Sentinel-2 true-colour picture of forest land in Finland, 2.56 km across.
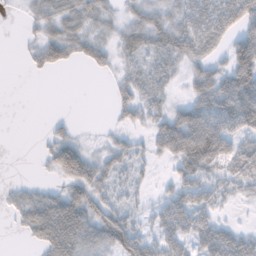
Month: November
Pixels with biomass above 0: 67%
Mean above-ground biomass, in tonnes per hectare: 42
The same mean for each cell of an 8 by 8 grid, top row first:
2 40 43 21 39 39 67 82
2 50 36 27 37 52 52 84
0 3 0 13 35 19 68 112
0 1 0 11 34 47 97 155
0 30 38 25 20 94 132 52
1 12 82 42 16 37 44 45
28 70 70 41 16 67 51 8
2 62 80 73 46 53 53 44
